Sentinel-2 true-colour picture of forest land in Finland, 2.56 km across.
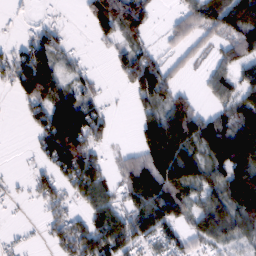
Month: February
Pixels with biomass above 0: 65%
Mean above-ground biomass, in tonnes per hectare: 58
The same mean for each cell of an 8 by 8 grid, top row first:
6 7 11 110 66 32 92 111
32 79 7 27 41 31 28 81
65 98 33 8 104 33 37 55
6 91 98 13 40 92 41 63
0 68 103 16 89 134 95 104
6 46 95 36 129 120 65 111
4 36 30 71 89 72 79 89
9 26 90 77 53 47 53 42
